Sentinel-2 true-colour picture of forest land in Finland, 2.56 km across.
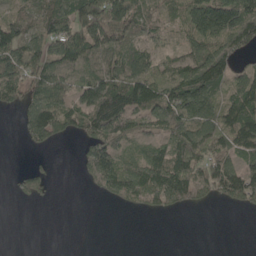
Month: May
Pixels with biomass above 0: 65%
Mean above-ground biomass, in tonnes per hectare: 72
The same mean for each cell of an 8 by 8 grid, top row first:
54 87 142 156 64 57 169 157
110 80 109 79 52 37 117 92
92 101 65 100 114 104 149 72
34 107 92 154 115 121 87 129
3 45 37 103 57 111 120 117
14 28 19 122 112 142 94 114
2 3 0 13 51 46 19 41
0 0 0 0 0 0 0 0
